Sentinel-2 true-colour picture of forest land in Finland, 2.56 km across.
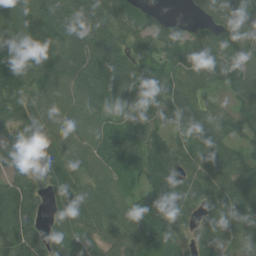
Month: July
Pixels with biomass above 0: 93%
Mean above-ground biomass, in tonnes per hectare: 80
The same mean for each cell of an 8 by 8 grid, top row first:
110 131 102 96 56 14 47 100
116 106 96 75 49 58 78 110
118 86 85 103 96 67 70 98
95 65 65 60 94 91 63 77
80 84 57 102 94 55 87 58
71 67 66 58 88 80 81 98
125 37 68 64 116 84 61 98
97 85 59 55 87 48 54 62
